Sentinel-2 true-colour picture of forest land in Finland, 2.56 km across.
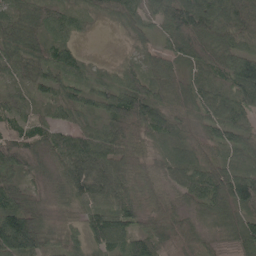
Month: May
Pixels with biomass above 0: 96%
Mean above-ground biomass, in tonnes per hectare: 68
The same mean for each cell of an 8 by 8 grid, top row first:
58 67 37 47 60 98 106 108
80 75 27 2 35 70 93 67
44 65 48 47 75 72 72 99
48 30 46 85 98 58 75 76
98 70 84 89 41 56 51 63
68 48 92 101 52 63 96 82
91 35 45 73 53 47 62 84
148 53 56 100 82 96 34 65
